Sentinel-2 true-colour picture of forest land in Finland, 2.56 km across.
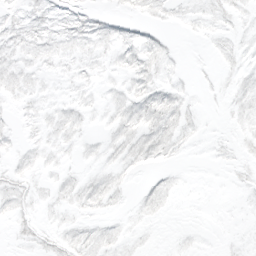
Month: March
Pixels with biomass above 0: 56%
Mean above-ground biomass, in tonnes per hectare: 5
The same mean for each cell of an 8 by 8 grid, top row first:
6 7 8 6 7 5 7 5
8 8 7 7 11 2 2 5
8 4 5 4 9 4 1 6
3 5 6 6 11 10 1 6
3 6 4 6 12 8 2 4
8 4 5 7 4 3 0 3
8 4 6 4 7 2 0 1
4 7 9 7 3 2 1 2
